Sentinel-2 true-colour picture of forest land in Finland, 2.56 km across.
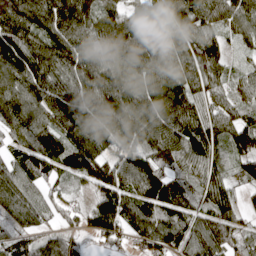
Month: April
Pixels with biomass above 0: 92%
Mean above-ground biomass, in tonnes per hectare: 106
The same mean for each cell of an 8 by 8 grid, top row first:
141 131 131 85 111 110 97 93
142 117 110 116 138 108 114 35
125 156 131 143 141 117 96 52
125 117 150 164 145 143 89 71
59 133 129 105 111 123 116 103
101 74 100 124 127 82 102 66
101 65 42 160 130 112 92 56
90 63 43 48 85 109 130 68
